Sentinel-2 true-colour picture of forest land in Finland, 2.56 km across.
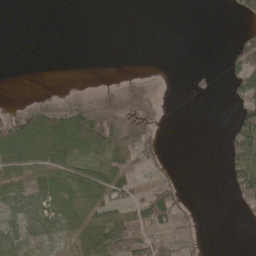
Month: May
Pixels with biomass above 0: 40%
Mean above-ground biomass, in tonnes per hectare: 38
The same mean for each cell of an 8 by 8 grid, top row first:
0 0 0 0 0 0 0 19
0 0 0 0 0 0 0 55
0 0 0 2 10 0 12 67
15 61 58 75 73 5 0 48
117 146 110 92 72 0 0 113
57 66 62 66 26 15 0 77
53 70 80 71 88 97 0 24
58 28 61 142 90 36 7 0
